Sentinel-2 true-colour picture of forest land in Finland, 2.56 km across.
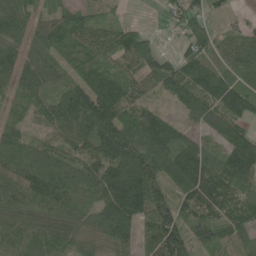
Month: June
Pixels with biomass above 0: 90%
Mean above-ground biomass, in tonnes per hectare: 84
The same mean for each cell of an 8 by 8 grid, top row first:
94 47 51 26 1 49 65 17
65 74 62 93 101 31 86 72
74 71 61 85 78 101 115 68
29 88 142 145 89 38 100 93
105 69 76 129 119 86 56 116
79 124 104 124 135 106 116 123
80 85 68 129 120 88 92 87
74 85 72 88 66 113 66 65
